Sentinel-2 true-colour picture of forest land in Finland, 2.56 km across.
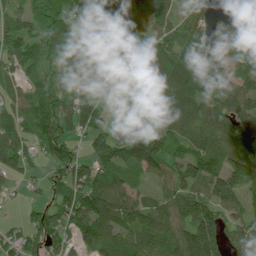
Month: July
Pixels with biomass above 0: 85%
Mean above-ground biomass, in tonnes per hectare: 84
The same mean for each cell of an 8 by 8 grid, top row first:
57 88 93 68 46 60 48 45
78 78 80 93 105 93 103 97
57 50 59 47 69 107 96 75
77 103 117 56 96 120 81 88
114 106 36 147 163 74 90 115
62 32 74 84 56 78 100 99
8 57 128 129 94 104 103 60
50 68 51 98 110 89 173 75
